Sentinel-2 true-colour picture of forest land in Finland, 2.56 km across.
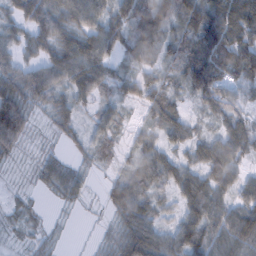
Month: February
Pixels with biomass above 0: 87%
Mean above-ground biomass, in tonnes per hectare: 49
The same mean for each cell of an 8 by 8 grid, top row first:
45 69 81 58 90 73 94 93
43 52 87 64 72 53 101 83
66 76 74 43 38 35 101 46
97 26 27 31 23 48 29 33
44 8 22 25 36 41 47 62
5 38 27 18 61 57 57 40
12 5 8 32 55 34 79 63
7 11 1 26 73 61 63 79
